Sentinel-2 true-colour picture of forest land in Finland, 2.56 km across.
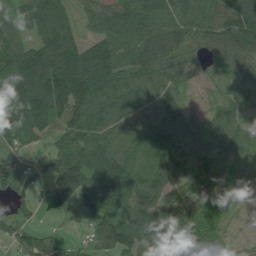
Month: July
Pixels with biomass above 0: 85%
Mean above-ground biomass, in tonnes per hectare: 91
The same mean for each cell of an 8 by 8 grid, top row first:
83 143 43 92 112 97 95 152
113 133 91 134 124 90 69 139
159 155 160 109 68 62 19 60
133 134 127 116 59 107 48 58
42 39 121 110 89 88 93 81
60 67 161 174 81 70 104 47
47 38 92 96 100 88 42 16
63 53 23 129 114 88 61 37
